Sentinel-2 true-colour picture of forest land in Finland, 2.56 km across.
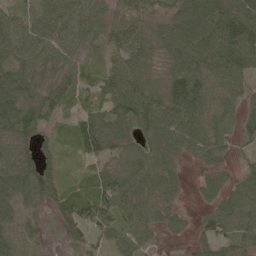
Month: May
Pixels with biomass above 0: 87%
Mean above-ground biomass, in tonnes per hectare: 61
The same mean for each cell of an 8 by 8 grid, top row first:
42 59 72 49 59 56 86 93
78 73 50 46 68 88 106 125
84 53 47 60 62 92 74 56
110 74 60 81 93 99 65 43
87 30 67 67 50 65 56 19
95 64 30 66 67 44 34 33
56 33 66 85 63 29 31 68
62 16 41 41 40 8 46 56
